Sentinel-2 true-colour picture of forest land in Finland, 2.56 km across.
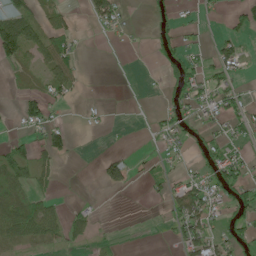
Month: June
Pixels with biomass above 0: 38%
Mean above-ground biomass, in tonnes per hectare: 25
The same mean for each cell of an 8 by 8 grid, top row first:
63 39 6 44 2 19 7 35
79 53 12 1 1 25 12 28
13 48 18 0 1 36 38 17
16 40 2 1 0 28 18 32
29 48 1 0 1 10 30 23
57 26 0 62 13 18 36 43
70 46 13 1 1 47 46 35
47 43 20 4 0 15 51 26
